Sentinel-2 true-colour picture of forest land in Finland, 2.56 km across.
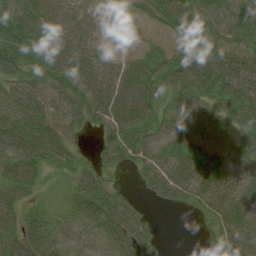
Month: July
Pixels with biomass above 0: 85%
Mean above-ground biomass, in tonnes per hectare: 50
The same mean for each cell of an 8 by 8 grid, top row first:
104 84 66 31 56 92 67 54
100 97 72 30 37 61 72 37
46 57 66 57 58 51 70 66
55 46 45 58 51 37 29 47
58 51 13 60 48 37 44 29
46 16 35 23 39 63 53 53
41 17 43 62 18 19 36 56
46 56 35 52 59 0 19 63
